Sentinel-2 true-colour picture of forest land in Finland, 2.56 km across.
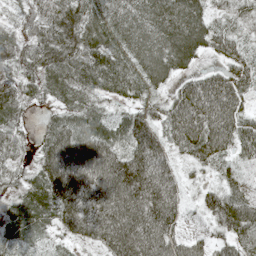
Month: May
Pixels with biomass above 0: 90%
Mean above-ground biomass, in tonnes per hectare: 72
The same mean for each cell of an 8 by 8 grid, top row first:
31 71 84 74 87 99 54 40
61 90 81 75 83 104 53 46
61 67 67 79 68 43 65 69
53 22 68 31 56 79 98 63
39 73 101 87 102 60 102 64
35 100 123 118 128 53 22 48
50 76 117 111 117 73 52 110
41 29 46 97 110 64 38 72
